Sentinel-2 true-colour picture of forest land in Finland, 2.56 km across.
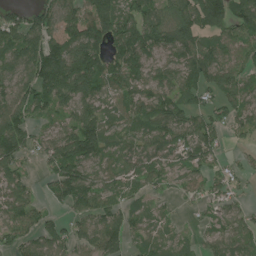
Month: July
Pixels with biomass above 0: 83%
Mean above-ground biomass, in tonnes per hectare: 90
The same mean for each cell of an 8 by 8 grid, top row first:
62 103 92 129 100 118 190 121
101 139 153 99 129 117 93 81
97 168 181 95 91 85 95 83
131 75 94 57 85 102 80 78
139 81 166 68 79 103 96 21
78 53 125 61 75 48 68 41
96 49 80 81 41 15 45 46
86 94 82 96 54 55 52 76
